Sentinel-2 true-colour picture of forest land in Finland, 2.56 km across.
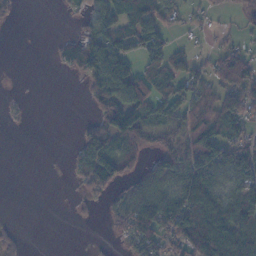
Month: November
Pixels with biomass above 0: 52%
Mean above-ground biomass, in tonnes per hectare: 48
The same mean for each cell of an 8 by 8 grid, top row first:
11 0 22 60 78 28 16 21
0 4 86 100 73 23 16 29
0 0 20 140 73 60 51 96
6 0 1 93 70 56 81 81
0 0 44 70 55 58 107 82
0 0 35 64 42 73 92 64
0 0 9 26 101 99 116 97
24 0 0 9 71 70 142 127
